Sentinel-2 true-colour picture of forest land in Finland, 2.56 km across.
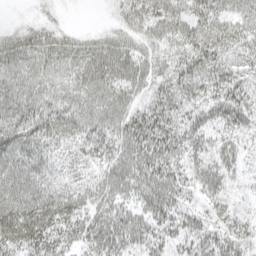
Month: April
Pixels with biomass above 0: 88%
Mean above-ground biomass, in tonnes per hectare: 32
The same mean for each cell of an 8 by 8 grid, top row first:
2 9 0 9 33 34 31 25
35 27 27 40 24 26 35 27
32 27 31 40 33 32 34 31
37 34 33 38 33 30 32 44
42 28 30 35 43 37 31 30
46 37 22 37 40 34 38 22
52 53 31 33 34 35 28 21
40 42 29 42 36 29 34 35
